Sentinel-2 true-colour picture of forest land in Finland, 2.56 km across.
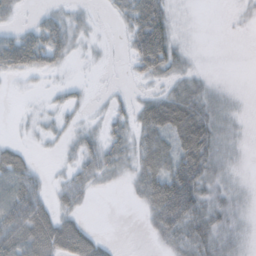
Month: October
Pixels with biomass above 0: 59%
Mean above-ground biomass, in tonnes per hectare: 27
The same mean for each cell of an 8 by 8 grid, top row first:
12 21 15 10 39 7 0 5
68 58 11 2 14 15 0 0
7 5 4 0 7 25 13 0
2 9 11 18 39 71 44 8
14 7 25 32 40 48 56 10
56 13 31 19 41 66 44 7
88 40 20 0 22 91 45 15
77 75 60 6 2 40 48 18
